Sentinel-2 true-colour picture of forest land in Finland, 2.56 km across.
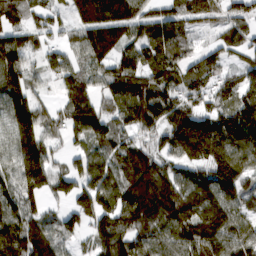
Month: March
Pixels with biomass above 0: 87%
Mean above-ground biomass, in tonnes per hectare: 121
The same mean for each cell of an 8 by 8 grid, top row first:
105 91 105 179 104 117 80 88
144 68 97 127 129 121 54 90
166 50 103 132 145 110 84 88
172 90 171 83 120 146 114 157
140 100 56 95 94 147 198 146
132 158 107 127 215 111 117 92
144 72 110 150 204 148 139 83
182 141 47 183 98 109 139 105
